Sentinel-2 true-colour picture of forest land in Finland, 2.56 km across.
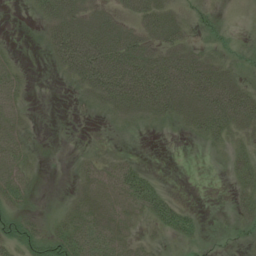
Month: July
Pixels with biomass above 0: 55%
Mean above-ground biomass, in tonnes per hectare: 28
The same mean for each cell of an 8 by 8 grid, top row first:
0 38 46 23 39 22 12 0
3 30 96 73 45 44 13 5
21 1 51 89 92 85 83 25
23 0 5 28 40 40 69 75
33 1 0 1 0 0 15 15
31 1 17 33 33 0 0 24
22 1 24 29 39 34 1 16
32 33 46 38 11 15 3 2
